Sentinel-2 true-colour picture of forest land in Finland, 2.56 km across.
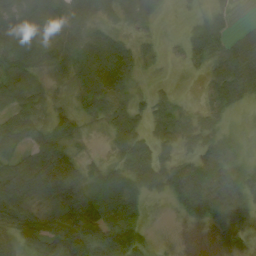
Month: August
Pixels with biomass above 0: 85%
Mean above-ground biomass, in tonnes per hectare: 42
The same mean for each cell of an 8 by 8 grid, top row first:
72 50 34 20 27 1 18 3
54 41 39 64 17 4 54 45
59 20 34 81 8 3 24 56
50 27 27 47 31 36 18 10
45 67 15 25 40 28 26 13
67 149 53 51 46 41 40 30
59 72 179 91 25 25 48 36
34 66 101 96 31 5 3 23
